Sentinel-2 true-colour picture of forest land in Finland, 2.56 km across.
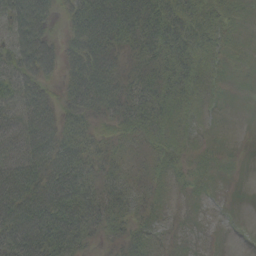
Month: September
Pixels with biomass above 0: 80%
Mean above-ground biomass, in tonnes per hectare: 34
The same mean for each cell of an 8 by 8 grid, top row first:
77 52 50 64 55 44 33 8
68 61 50 38 41 44 29 6
55 34 58 37 31 35 17 4
47 48 37 30 40 23 8 0
44 65 43 19 14 17 5 1
72 71 60 21 11 12 8 1
77 80 65 28 14 4 2 0
75 74 41 12 17 5 2 0
